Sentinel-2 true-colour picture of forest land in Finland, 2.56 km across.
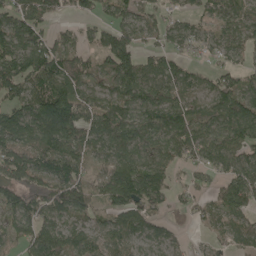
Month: May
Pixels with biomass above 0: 83%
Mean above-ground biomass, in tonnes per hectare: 82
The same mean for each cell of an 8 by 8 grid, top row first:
103 76 43 51 54 39 55 62
111 111 65 122 50 53 42 55
124 132 94 72 77 77 51 78
89 180 121 85 89 100 69 125
104 115 102 89 81 86 85 92
111 128 82 100 109 28 34 94
112 132 104 73 77 39 46 88
78 117 77 74 59 36 20 47
